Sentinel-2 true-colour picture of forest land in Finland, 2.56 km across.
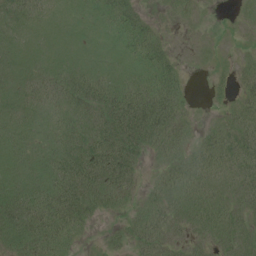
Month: July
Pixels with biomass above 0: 82%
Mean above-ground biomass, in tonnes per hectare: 36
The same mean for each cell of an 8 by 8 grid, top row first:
35 21 14 41 20 13 1 8
17 14 11 16 47 8 4 7
23 31 49 35 37 35 5 25
27 29 50 73 87 49 4 36
26 29 57 74 51 42 40 56
25 39 81 69 16 47 47 51
65 70 68 28 31 44 56 34
45 65 20 9 41 23 26 36
